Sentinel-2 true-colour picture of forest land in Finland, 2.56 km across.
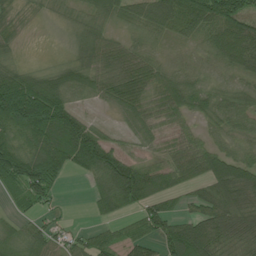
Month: July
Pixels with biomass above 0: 81%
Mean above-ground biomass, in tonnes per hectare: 64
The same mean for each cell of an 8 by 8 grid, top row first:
22 15 32 47 60 85 96 103
14 3 45 54 45 16 49 88
96 59 62 63 73 56 36 42
185 167 44 21 55 62 48 60
81 125 153 46 28 43 42 39
135 133 24 125 93 67 75 95
27 23 0 56 67 30 67 95
55 49 31 39 55 116 103 71
